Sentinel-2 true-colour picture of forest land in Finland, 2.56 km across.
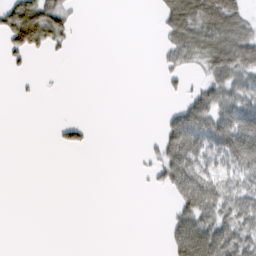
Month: February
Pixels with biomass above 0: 35%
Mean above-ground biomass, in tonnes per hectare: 27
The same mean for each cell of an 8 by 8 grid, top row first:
100 76 4 0 0 75 92 50
53 35 2 0 0 46 78 90
4 1 0 0 0 13 38 49
0 0 0 0 0 30 68 62
0 2 23 0 5 72 56 87
0 0 0 0 5 65 49 52
0 0 0 0 0 31 64 58
0 0 0 0 0 53 82 56
